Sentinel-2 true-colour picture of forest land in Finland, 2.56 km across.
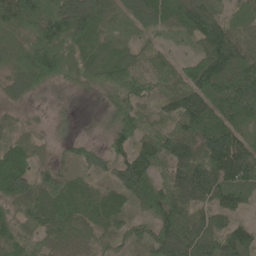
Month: June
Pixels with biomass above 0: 90%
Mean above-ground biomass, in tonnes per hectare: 76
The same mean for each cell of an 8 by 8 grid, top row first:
90 117 114 75 91 73 99 35
74 118 76 71 45 30 100 91
65 61 52 85 65 68 145 124
24 13 8 45 42 78 136 115
54 29 37 53 71 98 129 111
113 54 38 60 107 85 121 113
68 101 71 61 59 104 73 59
84 53 47 50 54 111 90 86
